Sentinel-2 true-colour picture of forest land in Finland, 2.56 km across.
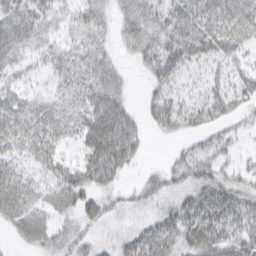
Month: March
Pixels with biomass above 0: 73%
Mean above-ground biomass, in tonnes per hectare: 26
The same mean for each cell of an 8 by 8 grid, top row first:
26 23 19 19 36 28 37 60
23 18 17 11 33 39 35 25
18 10 24 28 9 22 18 22
36 27 28 55 15 32 30 18
30 28 28 77 17 8 24 14
24 17 33 35 11 24 33 23
28 20 37 15 14 28 42 33
10 23 22 9 27 29 39 29
